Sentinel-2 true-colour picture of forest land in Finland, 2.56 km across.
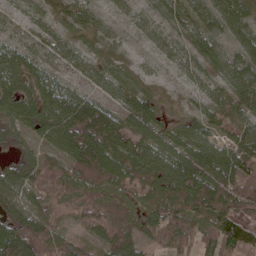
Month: May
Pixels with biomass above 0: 90%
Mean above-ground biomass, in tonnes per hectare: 64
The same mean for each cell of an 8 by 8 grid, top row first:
23 31 39 27 29 37 40 65
40 52 45 26 18 36 49 49
81 48 40 65 31 16 34 63
84 88 105 67 89 15 45 49
40 55 125 90 89 82 75 68
84 78 77 72 69 129 104 125
53 71 63 73 69 82 100 84
110 85 39 80 56 78 56 95
